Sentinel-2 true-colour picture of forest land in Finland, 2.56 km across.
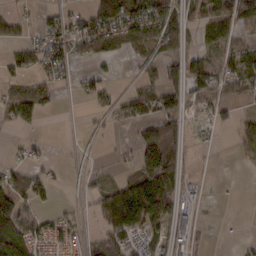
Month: February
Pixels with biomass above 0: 54%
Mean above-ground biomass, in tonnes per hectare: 47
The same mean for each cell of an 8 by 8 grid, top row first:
37 23 47 123 117 56 70 75
46 81 48 55 50 47 31 60
36 35 27 17 27 58 89 80
56 17 4 28 56 70 33 25
8 9 7 5 92 84 8 35
50 33 15 16 104 73 2 2
126 28 15 110 108 47 5 1
140 64 38 84 35 40 11 8
